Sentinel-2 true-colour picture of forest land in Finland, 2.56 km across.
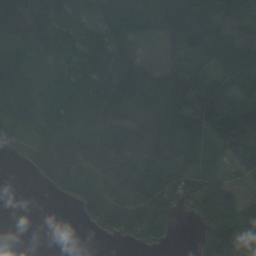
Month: September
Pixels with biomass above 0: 80%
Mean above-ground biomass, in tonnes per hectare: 80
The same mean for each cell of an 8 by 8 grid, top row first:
131 91 47 78 80 145 86 35
63 40 51 77 17 82 119 65
107 39 72 84 80 95 78 78
68 67 93 80 82 104 150 101
40 90 74 90 84 71 92 114
0 109 161 98 154 116 85 35
0 0 76 160 128 62 177 97
0 0 0 30 97 19 143 156
